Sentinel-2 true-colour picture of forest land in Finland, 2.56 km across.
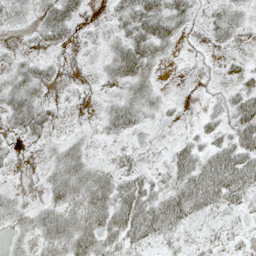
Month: May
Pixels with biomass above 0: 71%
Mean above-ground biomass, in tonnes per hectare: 31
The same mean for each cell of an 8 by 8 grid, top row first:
26 44 24 18 65 48 19 22
9 20 10 29 61 17 10 8
36 24 5 37 41 1 6 24
51 24 3 34 33 8 14 52
13 18 19 10 9 21 28 60
5 27 56 38 29 39 74 70
30 37 56 71 59 68 45 23
18 43 64 41 37 22 21 14
